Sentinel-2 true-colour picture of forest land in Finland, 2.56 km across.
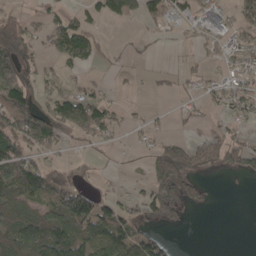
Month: April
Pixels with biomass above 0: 50%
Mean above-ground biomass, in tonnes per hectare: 53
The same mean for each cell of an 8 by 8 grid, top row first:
60 33 29 56 50 44 50 58
105 34 95 12 9 3 12 52
127 30 31 9 6 19 23 47
156 72 98 51 12 17 22 50
110 65 20 18 26 63 60 67
136 87 20 10 25 128 15 29
94 84 174 68 50 74 16 0
95 121 100 111 80 6 0 0
